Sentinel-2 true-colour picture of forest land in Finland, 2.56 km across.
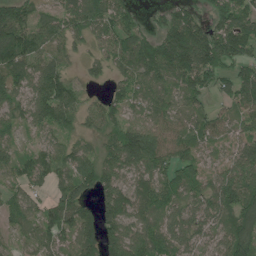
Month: June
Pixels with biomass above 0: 88%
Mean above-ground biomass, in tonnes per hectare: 93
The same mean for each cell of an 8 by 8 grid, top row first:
128 67 91 114 34 109 72 115
172 90 42 83 123 213 178 134
104 118 31 49 98 100 102 103
80 108 68 69 77 66 58 65
66 60 40 74 193 87 57 77
79 74 117 93 102 81 59 120
87 93 106 126 102 72 90 120
40 92 116 99 110 84 63 140
